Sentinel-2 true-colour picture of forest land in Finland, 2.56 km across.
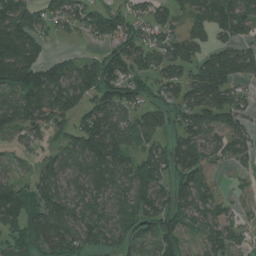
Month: July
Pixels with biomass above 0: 78%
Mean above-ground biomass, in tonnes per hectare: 99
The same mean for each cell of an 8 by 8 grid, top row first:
151 72 77 82 59 72 138 150
206 46 15 72 98 97 83 97
171 158 132 156 86 92 167 96
137 142 99 129 79 80 130 95
44 44 122 171 72 98 100 90
53 97 84 91 136 100 56 20
145 161 87 75 103 115 71 23
82 142 118 84 79 98 65 48
